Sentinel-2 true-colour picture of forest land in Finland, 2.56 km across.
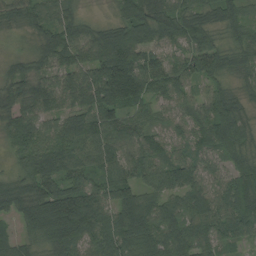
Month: August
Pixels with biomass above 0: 96%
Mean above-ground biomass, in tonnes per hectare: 86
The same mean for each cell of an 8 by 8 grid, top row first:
51 70 41 26 109 103 64 73
11 78 96 137 95 64 67 73
89 82 104 171 128 94 59 47
81 79 83 88 55 58 95 76
76 89 112 94 79 60 90 82
47 102 69 86 66 107 73 95
95 166 163 106 124 77 92 91
49 91 120 102 107 97 73 62
